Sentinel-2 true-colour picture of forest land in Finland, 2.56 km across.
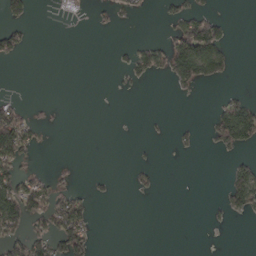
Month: March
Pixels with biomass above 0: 22%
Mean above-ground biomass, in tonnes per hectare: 22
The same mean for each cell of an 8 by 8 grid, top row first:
31 2 3 18 8 33 44 0
38 0 0 6 29 85 121 1
0 0 0 2 16 45 45 1
47 3 0 0 1 0 8 80
104 1 0 0 4 10 11 56
64 16 2 5 11 0 0 54
97 57 51 0 0 0 6 35
55 58 57 0 0 0 0 0
